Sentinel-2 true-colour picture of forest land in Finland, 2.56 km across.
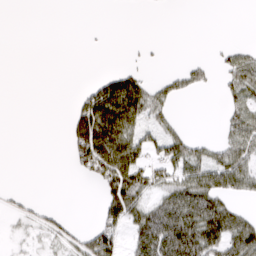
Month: March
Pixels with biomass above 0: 38%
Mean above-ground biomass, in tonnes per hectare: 36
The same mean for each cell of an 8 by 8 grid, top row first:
0 0 0 0 0 0 0 0
0 0 0 0 5 0 1 21
0 0 1 58 35 29 17 66
0 0 57 128 74 15 0 47
0 0 76 104 49 65 25 66
0 0 19 98 72 68 76 76
10 11 0 52 58 110 115 31
9 22 32 36 89 145 111 99
